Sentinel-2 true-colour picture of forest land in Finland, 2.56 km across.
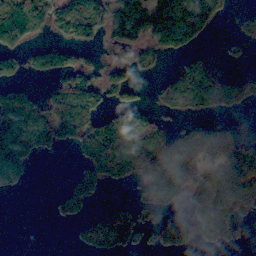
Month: November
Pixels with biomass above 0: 50%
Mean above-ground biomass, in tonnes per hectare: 63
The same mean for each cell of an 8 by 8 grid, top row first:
152 87 134 101 150 173 84 18
60 48 61 33 61 81 11 16
39 39 95 56 12 62 68 40
105 85 117 47 56 42 39 17
139 68 69 123 120 74 93 81
27 0 48 77 89 98 76 129
0 5 44 39 46 29 71 58
0 0 28 95 13 63 31 7
